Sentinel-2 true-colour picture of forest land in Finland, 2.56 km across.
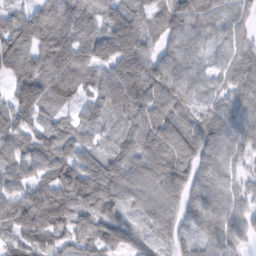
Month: February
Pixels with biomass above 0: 93%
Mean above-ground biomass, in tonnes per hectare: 70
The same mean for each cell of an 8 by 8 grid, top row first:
60 111 113 86 61 84 78 55
104 127 104 111 78 66 42 61
77 108 86 99 105 80 44 66
72 52 43 73 85 60 50 65
56 84 64 48 82 77 61 58
57 66 59 101 83 81 60 41
71 90 61 60 61 58 67 49
51 52 53 63 40 51 54 43
